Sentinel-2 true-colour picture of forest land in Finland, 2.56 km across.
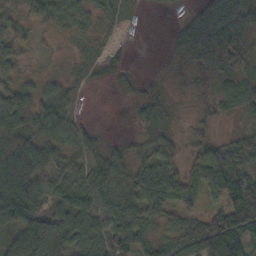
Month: October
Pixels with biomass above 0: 79%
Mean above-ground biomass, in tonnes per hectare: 44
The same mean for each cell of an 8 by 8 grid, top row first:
45 40 32 22 4 7 76 85
39 6 12 10 1 34 82 39
41 18 10 8 6 9 16 28
53 48 10 0 22 10 18 20
67 47 41 13 23 29 45 38
90 46 39 32 67 59 82 76
84 62 77 58 86 55 34 103
81 140 49 67 54 58 105 78
